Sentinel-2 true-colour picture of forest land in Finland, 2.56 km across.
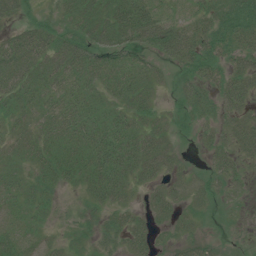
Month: July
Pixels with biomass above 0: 83%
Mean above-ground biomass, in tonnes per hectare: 31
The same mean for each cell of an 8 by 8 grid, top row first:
25 10 44 52 58 19 30 38
44 42 43 41 30 52 37 36
46 34 34 39 33 15 28 39
28 30 35 28 34 19 26 35
27 37 42 50 51 20 20 40
22 31 39 61 39 24 26 22
20 18 14 34 21 31 17 10
31 19 17 30 32 18 13 4
